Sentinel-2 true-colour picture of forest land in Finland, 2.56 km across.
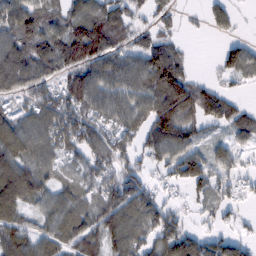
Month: February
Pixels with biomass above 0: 78%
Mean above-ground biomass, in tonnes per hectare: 73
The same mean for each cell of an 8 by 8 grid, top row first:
95 50 94 84 29 24 40 17
93 93 143 84 69 46 0 61
99 66 104 100 99 124 23 32
65 92 94 79 77 144 81 61
119 83 78 74 64 106 50 38
125 57 57 80 53 73 87 38
84 64 66 100 109 31 36 19
96 67 91 88 75 113 59 45
